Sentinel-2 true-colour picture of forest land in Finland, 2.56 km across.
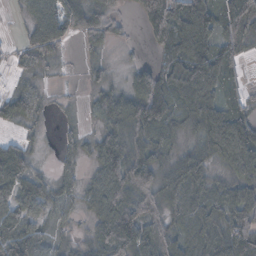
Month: November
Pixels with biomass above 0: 82%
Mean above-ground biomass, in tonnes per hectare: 58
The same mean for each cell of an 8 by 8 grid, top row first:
7 50 73 46 67 89 86 79
15 66 19 19 11 88 79 50
15 11 5 25 67 98 67 29
53 11 9 67 104 63 78 45
34 7 35 82 55 44 70 87
83 25 36 88 97 81 63 67
71 37 32 112 73 61 57 81
117 44 28 101 85 73 68 99
